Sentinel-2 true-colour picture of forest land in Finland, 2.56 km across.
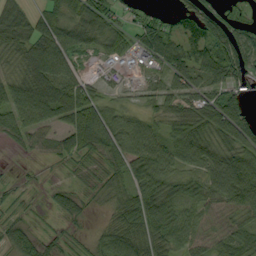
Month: September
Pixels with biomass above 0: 78%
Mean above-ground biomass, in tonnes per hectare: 54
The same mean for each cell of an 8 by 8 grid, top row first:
64 51 67 48 40 49 80 30
63 92 65 52 73 71 93 92
56 93 51 20 20 37 78 75
71 80 108 50 33 33 53 78
27 40 77 77 72 32 47 61
6 3 13 48 32 35 64 73
16 16 35 36 98 61 52 80
43 26 15 44 67 59 48 72
